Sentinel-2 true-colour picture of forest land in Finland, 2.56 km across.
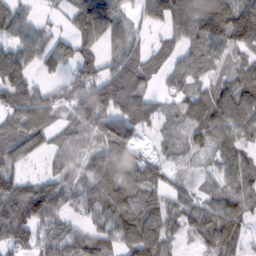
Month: February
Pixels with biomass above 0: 84%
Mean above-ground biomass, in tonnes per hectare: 68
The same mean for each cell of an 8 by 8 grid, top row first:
72 12 81 96 41 109 133 118
70 69 69 51 38 46 71 64
91 24 71 94 72 44 47 70
79 67 67 98 67 48 100 97
82 47 54 108 20 45 62 66
59 41 51 104 70 28 27 76
128 95 41 89 80 47 58 72
79 65 87 66 115 31 63 53
